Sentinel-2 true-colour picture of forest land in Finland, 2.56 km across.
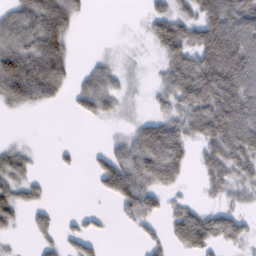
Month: February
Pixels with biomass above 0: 61%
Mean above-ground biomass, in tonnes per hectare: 59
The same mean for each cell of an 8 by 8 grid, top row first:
68 105 28 0 21 70 113 126
79 89 2 3 5 99 156 153
123 96 28 43 6 89 164 159
18 6 31 29 11 66 147 152
19 1 5 30 121 114 82 131
55 7 4 109 95 63 56 59
54 24 5 11 76 33 34 30
8 27 48 4 25 41 71 44
